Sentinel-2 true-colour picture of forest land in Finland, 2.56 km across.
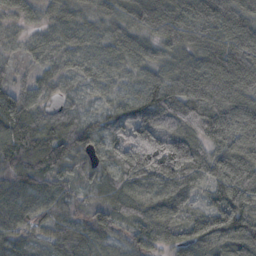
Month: October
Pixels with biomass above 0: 98%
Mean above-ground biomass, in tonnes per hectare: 84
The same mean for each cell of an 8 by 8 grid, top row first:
41 39 53 67 105 115 115 100
17 45 63 62 63 70 106 117
35 45 53 62 67 103 123 119
116 55 60 92 113 100 90 94
127 120 112 80 62 99 61 109
107 97 53 63 99 112 78 125
106 77 54 82 98 91 71 115
87 64 97 52 75 83 122 112
